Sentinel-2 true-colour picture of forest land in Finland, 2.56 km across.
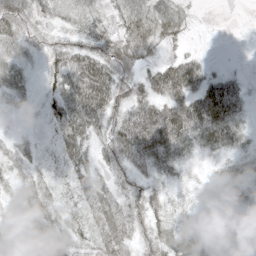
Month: May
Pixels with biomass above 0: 88%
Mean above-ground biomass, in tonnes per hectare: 41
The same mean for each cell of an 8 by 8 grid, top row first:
80 35 40 28 61 47 1 1
41 37 52 55 48 23 4 1
55 28 94 83 45 93 53 26
8 43 91 59 64 68 101 47
25 19 74 61 98 63 47 33
28 18 47 31 32 17 11 23
18 39 30 47 44 15 8 15
20 45 26 54 39 35 18 9
